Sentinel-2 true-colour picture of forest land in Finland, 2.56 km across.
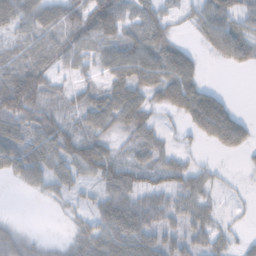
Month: November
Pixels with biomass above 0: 78%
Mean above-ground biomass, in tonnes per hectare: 56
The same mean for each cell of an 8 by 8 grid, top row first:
64 60 81 122 58 31 81 73
44 63 67 74 98 69 37 93
106 65 31 66 96 121 15 0
103 54 48 82 66 50 135 27
72 65 68 41 47 19 23 56
36 51 42 74 52 58 29 9
1 5 23 74 70 46 33 7
52 11 37 83 83 47 46 18
